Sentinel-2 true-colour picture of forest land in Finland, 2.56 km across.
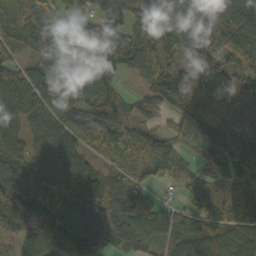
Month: October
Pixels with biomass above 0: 91%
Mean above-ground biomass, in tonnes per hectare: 91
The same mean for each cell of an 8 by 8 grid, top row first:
95 116 107 90 120 129 100 113
79 124 124 139 126 80 132 130
94 119 106 94 78 150 122 88
79 88 88 130 49 45 70 53
69 95 82 87 88 42 68 84
69 99 112 73 57 53 67 61
96 107 101 95 119 60 85 69
55 57 122 59 59 72 90 110
